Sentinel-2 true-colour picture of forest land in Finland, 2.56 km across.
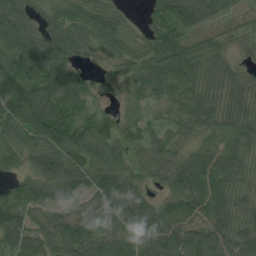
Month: August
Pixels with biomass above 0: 91%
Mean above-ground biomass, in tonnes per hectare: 63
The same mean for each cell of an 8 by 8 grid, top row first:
68 39 82 59 25 95 54 29
88 84 46 56 44 75 47 17
113 98 40 30 75 90 66 41
111 105 49 22 30 40 62 60
58 86 94 60 45 42 42 58
34 76 73 77 41 67 82 42
87 60 43 65 60 80 77 54
59 54 86 61 96 78 87 59
